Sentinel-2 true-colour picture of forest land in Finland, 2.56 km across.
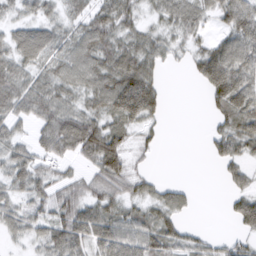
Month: March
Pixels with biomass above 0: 74%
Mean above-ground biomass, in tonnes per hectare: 50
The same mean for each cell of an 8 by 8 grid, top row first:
25 32 35 64 28 58 41 100
60 56 56 61 55 28 50 86
64 57 56 82 93 0 73 86
49 63 55 75 87 0 17 85
47 58 89 82 20 0 21 59
53 39 29 79 29 0 0 41
46 52 67 53 42 44 0 55
22 57 68 89 83 53 23 30
